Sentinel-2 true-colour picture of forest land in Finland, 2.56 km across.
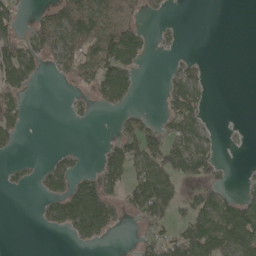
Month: May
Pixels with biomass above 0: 43%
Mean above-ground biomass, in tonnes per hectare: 47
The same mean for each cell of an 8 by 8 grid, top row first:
38 57 101 74 26 2 0 0
65 78 96 136 53 10 0 0
88 6 50 127 4 47 16 0
66 0 12 21 27 68 18 0
26 0 3 41 101 65 36 2
17 63 50 70 84 68 51 5
0 48 151 72 91 51 89 92
0 0 36 10 39 82 145 119
